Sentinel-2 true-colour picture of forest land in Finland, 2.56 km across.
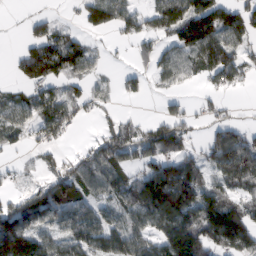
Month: February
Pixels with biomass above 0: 66%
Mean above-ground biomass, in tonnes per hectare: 79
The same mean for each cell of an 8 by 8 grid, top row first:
2 27 39 94 66 129 162 97
16 145 101 9 43 88 156 71
32 96 55 14 33 53 50 54
66 93 38 20 6 47 30 7
29 51 12 104 93 105 57 94
16 54 110 101 97 156 58 90
85 120 88 62 121 176 158 111
174 72 99 106 79 198 133 135
